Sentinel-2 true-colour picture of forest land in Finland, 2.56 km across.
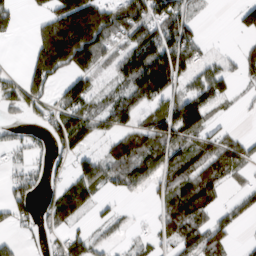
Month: March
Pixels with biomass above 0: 62%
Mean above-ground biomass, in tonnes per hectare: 76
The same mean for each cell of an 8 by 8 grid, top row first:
46 89 221 157 129 100 11 47
0 199 256 88 130 153 24 29
46 124 89 41 150 91 89 38
45 61 108 97 67 134 78 11
57 60 48 55 83 99 71 72
53 56 89 62 72 86 100 31
75 49 78 18 7 100 76 54
25 30 69 28 25 75 92 10
